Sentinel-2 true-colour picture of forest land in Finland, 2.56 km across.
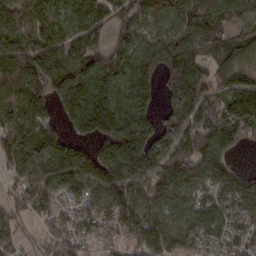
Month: February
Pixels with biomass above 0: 89%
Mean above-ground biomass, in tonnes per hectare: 120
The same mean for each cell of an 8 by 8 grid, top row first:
128 98 116 103 99 130 156 42
129 148 117 81 99 154 123 141
144 166 169 153 162 161 98 88
92 91 178 203 120 104 129 168
159 152 81 184 182 122 200 93
67 99 149 172 119 148 122 100
66 84 52 105 133 76 122 100
71 59 71 59 153 130 88 71
